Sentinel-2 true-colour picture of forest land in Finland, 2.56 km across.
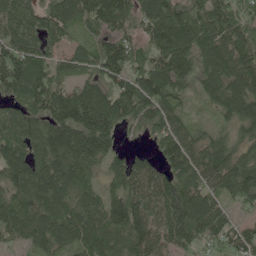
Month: May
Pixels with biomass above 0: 91%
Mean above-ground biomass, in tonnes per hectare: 113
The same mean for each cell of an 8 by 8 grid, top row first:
124 114 108 159 115 144 133 97
115 90 57 120 86 177 128 142
137 114 78 97 114 118 87 122
79 129 187 158 110 77 33 123
123 147 161 83 19 121 92 71
125 153 102 79 133 121 112 145
107 142 102 123 139 174 119 44
56 103 99 134 148 116 83 91
